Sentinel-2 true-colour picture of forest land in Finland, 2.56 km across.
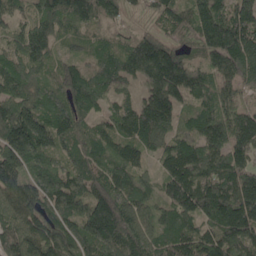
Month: May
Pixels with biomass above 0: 96%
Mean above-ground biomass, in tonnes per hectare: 143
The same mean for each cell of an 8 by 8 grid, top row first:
83 140 120 85 53 103 166 169
92 108 61 72 193 130 160 217
131 74 169 109 125 221 114 161
173 123 127 83 169 126 117 128
240 137 94 107 104 110 140 146
172 191 117 130 75 191 176 181
175 166 165 222 131 167 191 228
182 180 158 178 146 126 127 171
